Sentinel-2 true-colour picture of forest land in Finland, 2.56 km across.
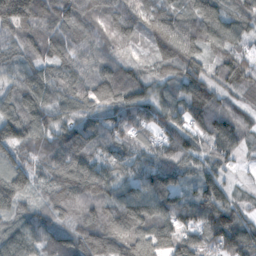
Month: November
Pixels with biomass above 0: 96%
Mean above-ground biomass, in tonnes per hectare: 93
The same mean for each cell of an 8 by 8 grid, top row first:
199 119 115 70 88 94 124 98
75 112 99 48 36 143 108 71
82 93 93 103 76 93 92 92
101 90 73 72 95 89 123 72
69 104 111 75 46 119 74 70
67 86 124 85 74 79 72 14
96 93 111 114 112 87 121 56
116 93 117 125 132 119 73 96
